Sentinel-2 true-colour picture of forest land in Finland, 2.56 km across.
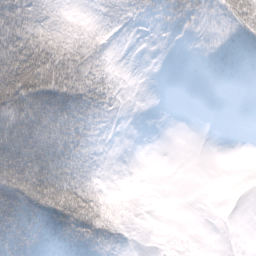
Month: February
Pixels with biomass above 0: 55%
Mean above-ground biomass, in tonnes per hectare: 27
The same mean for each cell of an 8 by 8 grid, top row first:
68 31 8 14 12 25 13 39
98 64 32 5 1 4 5 5
123 97 58 15 0 0 1 1
71 68 41 12 0 0 0 0
77 58 32 3 0 0 0 0
95 78 31 1 0 0 0 0
85 89 69 17 0 0 0 0
61 31 35 19 0 3 0 1
